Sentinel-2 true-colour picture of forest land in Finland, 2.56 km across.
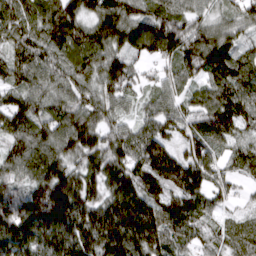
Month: March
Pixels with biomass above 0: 96%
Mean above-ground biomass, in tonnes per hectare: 111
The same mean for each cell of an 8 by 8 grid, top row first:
108 121 105 137 103 108 65 86
87 101 119 100 97 133 153 87
80 83 98 121 44 75 90 122
124 93 117 79 51 82 128 110
97 115 140 105 134 83 114 68
94 165 133 143 129 170 118 57
173 219 172 156 147 92 68 34
156 147 182 170 168 49 30 78
